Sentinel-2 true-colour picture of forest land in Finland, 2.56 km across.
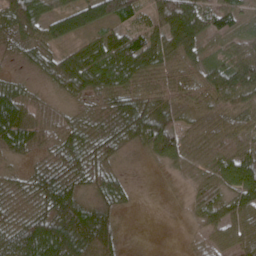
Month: April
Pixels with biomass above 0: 91%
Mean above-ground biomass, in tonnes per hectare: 49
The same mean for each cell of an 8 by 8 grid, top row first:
91 61 80 72 40 90 60 42
23 40 41 63 72 59 22 55
23 28 68 74 51 46 53 98
72 22 19 34 77 51 45 73
45 32 56 44 53 71 54 62
21 47 45 38 3 21 36 73
30 48 65 32 1 8 46 61
73 99 83 52 3 7 38 49
